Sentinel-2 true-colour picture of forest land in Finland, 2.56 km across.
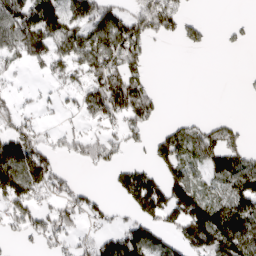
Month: April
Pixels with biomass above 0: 54%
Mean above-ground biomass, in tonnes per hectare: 77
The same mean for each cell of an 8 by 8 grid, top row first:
128 159 107 97 113 98 4 5
102 119 116 125 66 8 20 10
20 40 57 127 63 0 0 6
58 16 52 104 103 3 4 1
121 55 73 56 31 115 99 61
142 113 12 39 114 110 63 119
90 68 80 28 142 166 153 118
23 67 38 120 139 76 172 178
